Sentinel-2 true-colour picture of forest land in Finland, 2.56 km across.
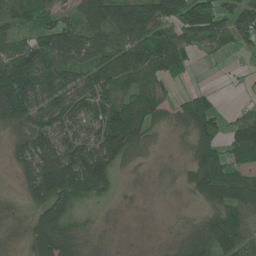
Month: June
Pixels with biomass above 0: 74%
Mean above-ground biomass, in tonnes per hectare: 79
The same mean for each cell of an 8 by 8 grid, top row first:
82 74 104 137 133 99 98 88
60 112 117 120 155 102 46 34
174 111 86 132 100 38 1 6
121 102 84 141 101 60 116 33
48 114 96 151 57 9 76 88
33 165 156 80 4 11 134 59
1 113 27 5 2 3 65 95
1 150 61 4 1 26 136 110
